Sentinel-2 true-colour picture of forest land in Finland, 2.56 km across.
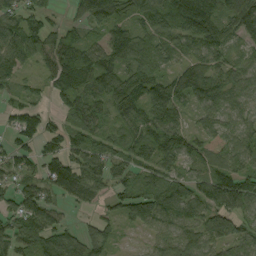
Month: September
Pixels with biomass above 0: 86%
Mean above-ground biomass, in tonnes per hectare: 71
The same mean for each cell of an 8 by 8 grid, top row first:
76 51 81 118 71 97 109 119
113 82 89 89 81 51 73 38
56 47 115 93 103 89 88 62
61 34 71 58 61 76 66 48
53 56 67 68 72 82 39 62
53 86 94 52 52 55 63 83
69 81 27 35 80 88 82 94
77 83 72 38 16 50 81 73
